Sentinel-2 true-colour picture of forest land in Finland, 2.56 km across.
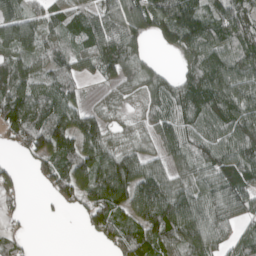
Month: April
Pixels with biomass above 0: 81%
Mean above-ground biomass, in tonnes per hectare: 85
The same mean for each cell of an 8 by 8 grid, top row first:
89 65 65 85 131 135 91 104
103 58 53 95 40 83 117 81
102 59 46 58 72 57 145 133
131 102 81 37 37 86 119 123
61 125 104 71 48 84 94 117
30 75 131 189 114 63 81 119
22 9 54 127 108 137 98 82
33 0 3 79 117 110 111 68
